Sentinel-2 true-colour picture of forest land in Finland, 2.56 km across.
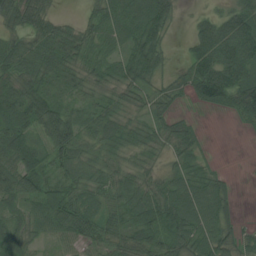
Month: August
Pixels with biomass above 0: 85%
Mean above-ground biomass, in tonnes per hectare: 47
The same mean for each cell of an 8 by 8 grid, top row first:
57 37 15 50 77 25 34 77
48 56 48 37 83 6 91 91
51 45 35 38 60 19 101 75
71 74 40 38 31 22 12 58
69 57 52 47 49 39 8 0
72 41 39 44 33 44 36 3
28 61 64 42 65 84 61 12
36 27 44 53 68 64 53 31
